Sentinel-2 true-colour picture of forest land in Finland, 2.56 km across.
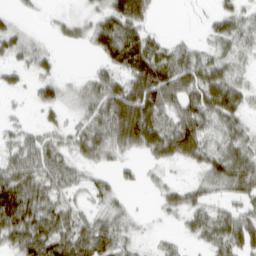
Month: March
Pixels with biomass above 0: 73%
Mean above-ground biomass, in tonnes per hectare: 40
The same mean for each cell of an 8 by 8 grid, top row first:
14 5 15 67 61 0 10 31
37 15 13 85 78 33 22 29
16 26 13 44 92 74 67 28
6 19 23 77 85 45 63 42
28 35 42 53 61 73 43 43
60 50 25 19 14 5 37 69
105 51 25 34 2 35 36 33
54 72 66 61 7 11 35 60
